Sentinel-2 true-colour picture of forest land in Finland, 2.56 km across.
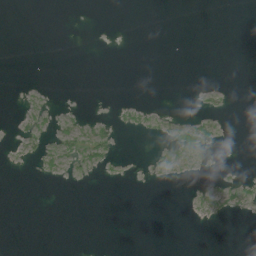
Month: July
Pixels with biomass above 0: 10%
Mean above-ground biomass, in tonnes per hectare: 3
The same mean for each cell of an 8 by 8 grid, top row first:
0 0 0 0 0 0 0 0
0 0 0 0 0 0 0 0
0 0 0 0 0 0 0 0
4 9 4 1 5 1 3 0
2 17 41 20 0 19 12 0
0 10 10 3 1 4 1 2
0 0 0 0 0 0 7 9
0 0 0 1 0 0 0 0
